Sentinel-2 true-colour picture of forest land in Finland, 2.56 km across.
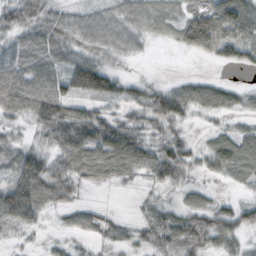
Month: October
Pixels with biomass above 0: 80%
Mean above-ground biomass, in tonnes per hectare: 51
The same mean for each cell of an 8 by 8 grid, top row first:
70 51 22 28 40 39 121 93
60 71 35 37 12 26 63 66
96 82 100 54 20 17 27 6
66 101 52 30 51 75 40 31
34 47 105 103 58 53 27 65
73 91 61 60 40 59 21 38
104 37 34 5 20 36 50 49
13 12 17 33 31 74 63 37
